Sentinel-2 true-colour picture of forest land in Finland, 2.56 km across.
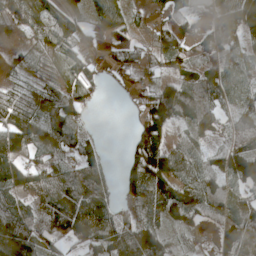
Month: April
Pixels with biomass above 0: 80%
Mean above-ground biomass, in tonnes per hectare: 76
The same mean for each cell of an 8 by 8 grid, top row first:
100 81 51 92 19 57 53 139
37 70 60 59 35 88 81 87
30 41 77 9 36 70 97 27
102 93 49 0 89 127 98 82
134 82 58 1 126 48 43 80
107 95 110 31 154 107 79 127
82 100 117 61 67 115 68 82
136 74 72 94 60 31 14 154
